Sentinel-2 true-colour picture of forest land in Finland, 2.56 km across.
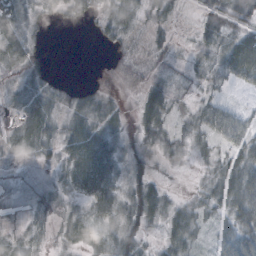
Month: October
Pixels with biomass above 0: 70%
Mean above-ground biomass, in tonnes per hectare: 28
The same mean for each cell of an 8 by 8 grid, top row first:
47 15 27 32 19 11 22 30
40 6 0 9 6 10 22 74
25 18 2 2 11 11 14 34
27 42 34 21 32 13 32 22
34 30 64 36 24 20 19 45
8 7 73 51 30 2 19 63
7 22 26 49 49 25 23 68
23 11 39 49 24 38 12 65
